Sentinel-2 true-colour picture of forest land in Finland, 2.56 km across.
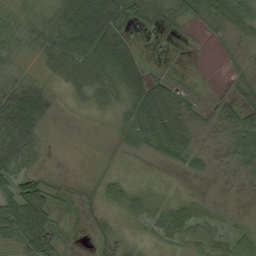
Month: September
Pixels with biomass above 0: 68%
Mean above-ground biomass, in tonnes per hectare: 31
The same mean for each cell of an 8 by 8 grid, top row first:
14 24 89 75 50 32 43 54
15 44 81 91 9 3 2 10
18 15 41 55 54 14 1 14
101 33 3 15 59 46 11 41
89 11 1 6 32 54 4 53
56 16 2 11 2 4 16 14
65 48 10 14 31 30 14 1
43 62 3 18 8 24 30 32
